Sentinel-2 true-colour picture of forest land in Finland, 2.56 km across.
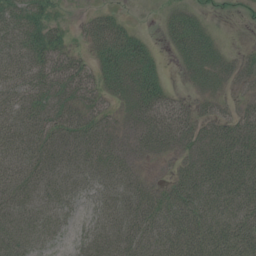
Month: July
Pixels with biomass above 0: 84%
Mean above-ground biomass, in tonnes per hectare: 41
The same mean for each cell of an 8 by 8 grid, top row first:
60 39 9 30 1 34 14 8
58 61 15 75 40 31 44 8
50 49 48 51 65 6 32 21
52 48 54 28 57 50 25 28
53 47 47 45 37 41 44 56
50 36 38 44 24 28 53 64
39 29 27 46 59 63 47 49
39 21 28 40 67 63 59 64
